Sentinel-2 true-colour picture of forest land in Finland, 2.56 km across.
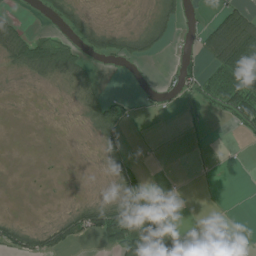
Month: July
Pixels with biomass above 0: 34%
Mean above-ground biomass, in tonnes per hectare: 26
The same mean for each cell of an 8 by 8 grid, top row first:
9 16 22 0 5 36 9 64
57 98 37 34 44 8 53 117
4 31 42 0 0 23 28 89
0 0 17 62 6 2 5 67
0 0 0 36 1 0 0 2
0 0 1 16 12 0 0 0
0 0 28 53 109 5 0 0
41 36 26 60 147 86 14 0
